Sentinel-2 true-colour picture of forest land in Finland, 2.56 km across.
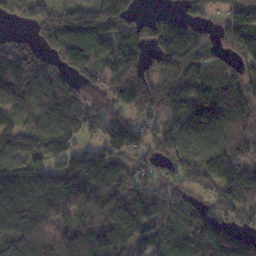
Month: November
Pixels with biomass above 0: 84%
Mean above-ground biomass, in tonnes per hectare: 108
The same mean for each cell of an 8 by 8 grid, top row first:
64 162 159 158 52 46 44 147
104 86 157 116 94 135 92 136
182 129 97 99 92 98 84 86
69 108 86 125 87 83 139 103
105 121 76 138 94 136 123 116
138 109 130 118 81 101 150 119
124 106 90 109 96 89 71 99
109 98 116 118 127 52 129 78
